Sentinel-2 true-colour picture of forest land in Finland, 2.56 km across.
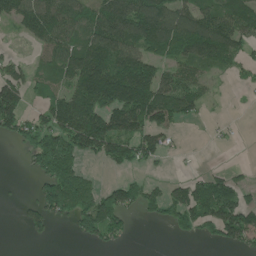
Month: June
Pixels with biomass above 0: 59%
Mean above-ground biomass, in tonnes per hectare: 83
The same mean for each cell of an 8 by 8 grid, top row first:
99 149 107 145 162 135 104 155
5 80 107 161 109 116 142 66
79 71 156 199 164 89 36 15
105 78 186 135 144 101 12 1
38 133 120 119 82 12 4 3
1 136 115 11 28 12 46 23
13 118 138 145 65 82 118 103
0 18 30 52 0 17 35 74
